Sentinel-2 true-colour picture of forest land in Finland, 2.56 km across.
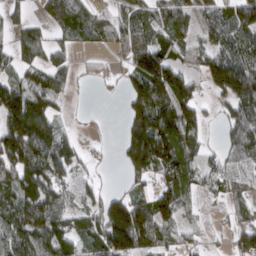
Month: March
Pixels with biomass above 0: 73%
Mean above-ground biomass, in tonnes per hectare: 88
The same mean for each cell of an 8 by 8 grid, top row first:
35 57 72 47 81 98 98 113
82 64 22 48 113 79 71 108
76 88 18 18 165 139 78 185
168 109 8 0 152 169 28 108
178 133 42 8 210 157 34 103
141 122 44 8 80 110 64 63
125 134 62 134 96 95 13 44
114 129 79 172 128 51 19 64
